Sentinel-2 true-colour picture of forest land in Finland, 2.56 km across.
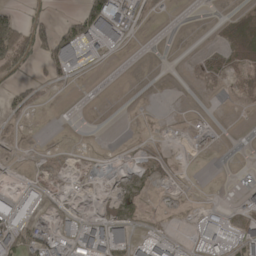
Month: April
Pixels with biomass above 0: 32%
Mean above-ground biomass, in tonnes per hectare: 19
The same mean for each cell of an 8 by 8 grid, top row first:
56 23 60 107 15 1 0 5
94 80 87 28 0 0 3 19
26 29 4 0 0 0 3 12
20 2 0 0 1 0 1 1
5 1 1 0 5 1 2 0
3 5 2 3 18 7 0 1
56 13 9 26 14 4 12 20
55 33 54 69 22 11 53 47
